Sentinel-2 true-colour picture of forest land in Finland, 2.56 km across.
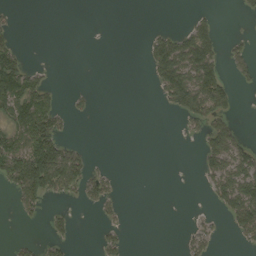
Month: August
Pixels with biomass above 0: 28%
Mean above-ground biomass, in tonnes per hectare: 36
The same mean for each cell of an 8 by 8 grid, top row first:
9 0 0 0 0 0 22 10
45 0 0 1 25 105 95 20
127 28 0 0 5 127 117 21
85 105 12 0 0 38 99 10
77 141 17 0 0 0 59 49
126 169 91 24 0 0 40 95
24 26 11 21 0 0 8 108
11 35 3 29 0 3 34 18
